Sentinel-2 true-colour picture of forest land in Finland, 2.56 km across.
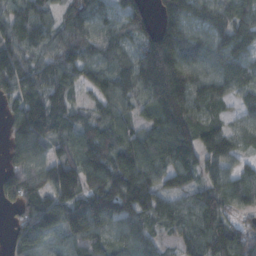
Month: October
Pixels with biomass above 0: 92%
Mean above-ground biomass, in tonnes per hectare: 117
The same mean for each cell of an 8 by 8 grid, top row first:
116 74 120 71 80 135 98 107
120 99 116 85 104 154 105 104
136 116 90 120 155 199 102 104
113 184 64 111 81 200 92 55
103 132 133 139 140 176 139 78
102 116 167 150 141 110 85 91
70 173 153 171 139 87 147 77
82 106 155 101 102 64 112 127
